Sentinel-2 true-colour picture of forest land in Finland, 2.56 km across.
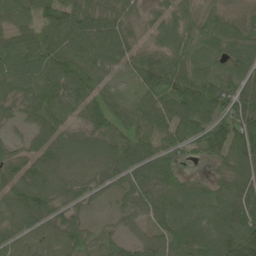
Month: June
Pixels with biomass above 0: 94%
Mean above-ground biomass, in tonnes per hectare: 77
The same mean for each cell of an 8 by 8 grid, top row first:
60 95 103 87 38 65 68 45
83 91 81 81 52 69 71 67
88 87 87 41 54 108 109 78
42 87 63 84 70 105 144 143
25 72 64 73 70 74 106 111
75 87 69 68 79 61 29 85
81 94 47 28 64 86 80 103
58 58 80 57 63 94 86 132
